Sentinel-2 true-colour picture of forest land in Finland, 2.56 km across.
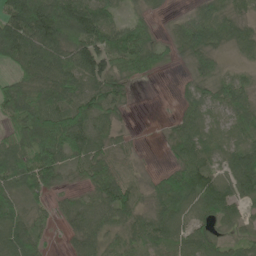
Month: June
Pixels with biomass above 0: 82%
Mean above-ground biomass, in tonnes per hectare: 61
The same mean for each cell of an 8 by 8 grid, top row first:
134 139 123 46 27 15 55 40
102 111 106 87 69 36 63 40
46 84 79 73 23 7 46 43
66 112 105 54 0 21 46 69
56 105 95 55 5 48 54 57
67 73 33 84 21 53 70 87
63 31 55 85 43 70 61 44
110 22 55 38 60 57 54 36
